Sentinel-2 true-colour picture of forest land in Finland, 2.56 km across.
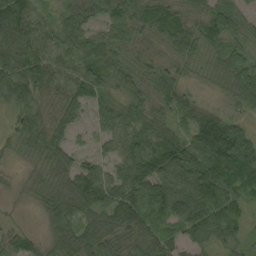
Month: September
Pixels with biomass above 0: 93%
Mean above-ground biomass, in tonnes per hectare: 72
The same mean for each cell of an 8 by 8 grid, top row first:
113 28 66 68 70 65 82 55
91 51 74 67 29 67 68 58
104 79 90 78 69 63 32 105
59 53 43 60 66 64 39 36
43 63 20 42 88 99 149 155
14 59 94 52 102 72 145 129
5 64 80 107 107 110 144 63
49 42 96 77 74 43 64 47
